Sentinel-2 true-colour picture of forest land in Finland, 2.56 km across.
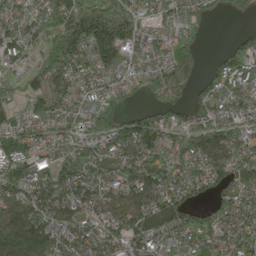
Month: May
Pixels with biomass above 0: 87%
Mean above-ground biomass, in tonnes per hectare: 113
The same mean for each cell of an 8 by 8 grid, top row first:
90 109 258 266 96 89 44 18
102 102 191 221 82 124 8 72
62 125 94 87 65 195 83 135
58 88 94 99 77 84 119 94
139 95 97 138 185 115 135 118
151 121 115 95 149 116 127 101
113 118 94 89 105 142 62 105
178 159 109 96 111 91 139 117
